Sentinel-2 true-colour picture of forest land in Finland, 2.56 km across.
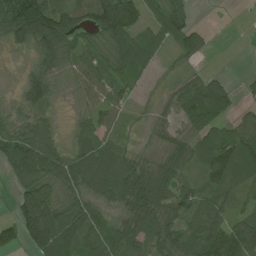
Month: July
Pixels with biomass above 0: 80%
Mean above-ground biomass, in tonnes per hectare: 67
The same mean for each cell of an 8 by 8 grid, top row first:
139 143 89 168 73 91 0 1
32 107 71 89 82 56 24 0
10 72 60 77 28 22 52 12
32 42 24 61 10 53 122 39
84 85 57 60 8 42 82 104
44 87 95 111 69 67 72 84
39 91 70 43 94 64 81 47
41 109 91 85 86 71 118 132
